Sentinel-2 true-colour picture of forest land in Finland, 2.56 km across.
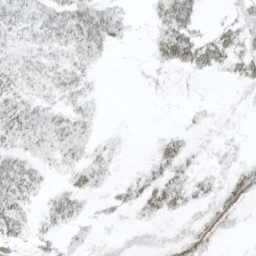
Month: April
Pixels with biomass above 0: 63%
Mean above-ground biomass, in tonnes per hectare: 15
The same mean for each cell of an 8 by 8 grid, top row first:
24 23 35 27 3 41 2 17
16 19 27 11 2 42 33 25
23 21 18 0 4 4 3 18
30 19 15 1 0 2 5 4
20 21 20 7 1 16 6 6
33 9 19 8 15 22 12 17
26 15 13 10 17 16 13 11
13 10 10 7 7 8 13 2
